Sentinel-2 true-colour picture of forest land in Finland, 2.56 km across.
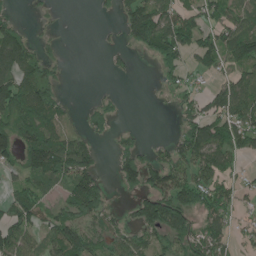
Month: June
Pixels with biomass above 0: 60%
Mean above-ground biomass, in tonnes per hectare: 73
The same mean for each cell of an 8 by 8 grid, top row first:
25 9 0 18 164 113 79 73
121 28 0 19 67 134 94 129
110 84 0 10 0 51 31 82
150 105 20 45 0 32 94 116
122 132 79 28 37 68 137 80
53 96 145 25 124 100 99 37
77 57 125 43 115 137 97 46
113 69 115 62 64 74 96 31
